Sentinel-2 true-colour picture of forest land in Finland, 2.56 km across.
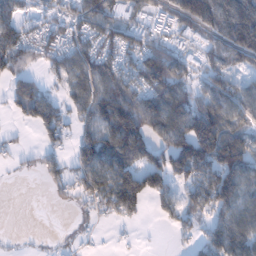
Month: January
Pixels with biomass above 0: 68%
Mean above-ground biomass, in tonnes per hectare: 86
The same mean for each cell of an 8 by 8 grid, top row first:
84 47 90 99 62 84 168 167
131 79 83 95 103 63 59 135
69 37 89 115 113 128 89 62
41 103 87 159 165 138 156 98
16 41 83 133 99 148 204 121
9 54 75 123 124 83 134 139
0 8 23 99 56 85 100 103
4 4 8 3 1 21 72 109
